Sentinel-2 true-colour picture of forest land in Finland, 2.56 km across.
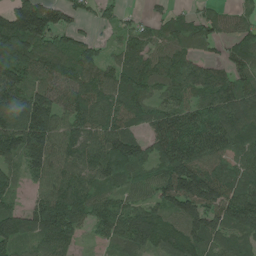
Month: June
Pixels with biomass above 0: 88%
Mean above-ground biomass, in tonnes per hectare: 102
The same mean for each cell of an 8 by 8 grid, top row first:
149 144 45 39 26 49 58 44
178 110 87 36 68 72 28 78
123 106 109 86 100 108 103 83
160 168 103 108 66 97 103 125
145 163 100 120 85 135 124 86
53 107 92 93 69 183 127 84
62 162 108 129 109 115 145 149
118 105 35 89 154 137 104 75
